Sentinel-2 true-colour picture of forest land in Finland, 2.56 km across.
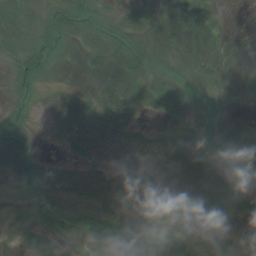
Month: July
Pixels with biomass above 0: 76%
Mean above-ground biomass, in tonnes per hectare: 34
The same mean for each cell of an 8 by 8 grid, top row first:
60 35 50 28 38 4 1 0
44 35 28 52 19 6 3 0
32 13 5 27 27 10 17 8
26 42 71 63 19 12 8 5
52 10 59 82 40 32 19 50
40 55 56 62 64 66 83 28
8 19 34 57 67 86 81 29
8 29 16 44 26 36 35 23
